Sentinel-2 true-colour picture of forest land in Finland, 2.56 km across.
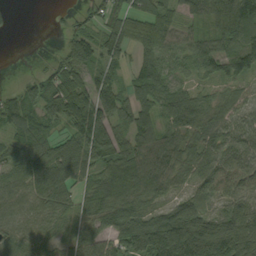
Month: September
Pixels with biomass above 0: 85%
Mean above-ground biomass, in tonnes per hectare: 69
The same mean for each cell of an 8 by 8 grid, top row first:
4 7 31 58 74 55 75 106
0 3 122 96 63 52 53 78
6 72 82 65 68 47 46 51
117 71 187 89 77 88 54 44
67 61 120 129 92 77 51 62
49 74 59 131 113 53 59 63
28 30 41 87 59 60 58 94
46 39 40 49 113 156 123 119
